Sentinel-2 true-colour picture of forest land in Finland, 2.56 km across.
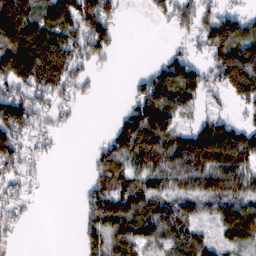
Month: February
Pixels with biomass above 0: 68%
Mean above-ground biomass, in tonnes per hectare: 78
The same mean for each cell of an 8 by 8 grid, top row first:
179 98 154 75 7 81 73 60
138 173 92 69 0 21 88 130
120 154 51 1 54 137 59 157
122 55 11 8 105 79 35 31
96 32 0 70 130 108 181 150
54 6 3 110 83 88 125 109
54 0 32 133 106 95 52 94
11 0 35 93 91 113 62 81
